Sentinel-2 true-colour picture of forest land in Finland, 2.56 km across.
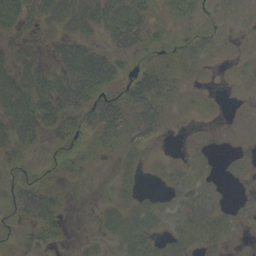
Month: September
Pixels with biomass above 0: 63%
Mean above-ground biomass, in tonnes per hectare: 22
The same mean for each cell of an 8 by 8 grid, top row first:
39 31 44 53 36 25 9 8
17 16 41 27 30 19 19 3
45 37 62 37 42 20 2 8
72 52 36 40 47 10 6 1
33 17 19 21 19 0 2 1
21 13 9 7 6 12 5 3
31 44 1 18 23 9 16 3
13 23 5 18 40 22 20 3
